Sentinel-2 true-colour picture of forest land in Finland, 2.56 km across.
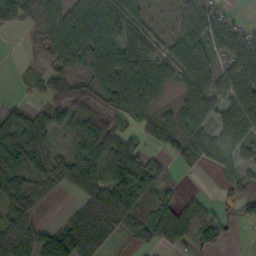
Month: October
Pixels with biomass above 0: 76%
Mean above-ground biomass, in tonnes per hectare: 47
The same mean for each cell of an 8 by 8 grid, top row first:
66 40 69 74 16 21 60 7
0 42 72 58 40 48 42 61
3 42 41 49 70 36 52 69
39 38 46 54 48 39 45 69
88 33 48 60 29 51 41 41
55 41 71 85 71 12 4 38
56 13 48 111 66 44 24 50
59 51 119 23 33 53 47 4
